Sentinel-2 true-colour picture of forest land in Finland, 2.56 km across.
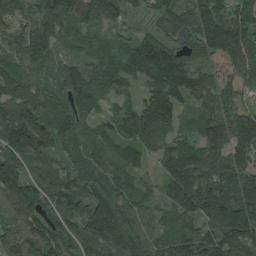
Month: August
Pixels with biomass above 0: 96%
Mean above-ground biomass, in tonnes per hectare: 143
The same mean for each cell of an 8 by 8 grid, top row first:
83 140 120 85 53 103 166 169
92 108 61 72 193 130 160 217
131 74 169 109 125 221 114 161
173 123 127 83 169 126 117 128
240 137 94 107 104 110 140 146
172 191 117 130 75 191 176 181
175 166 165 222 131 167 191 228
182 180 158 178 146 126 127 171
